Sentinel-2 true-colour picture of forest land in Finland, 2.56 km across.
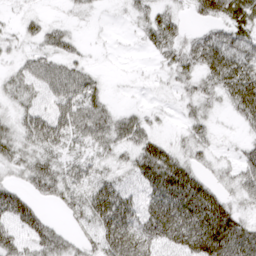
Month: March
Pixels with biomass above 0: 72%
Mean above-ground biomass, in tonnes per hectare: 35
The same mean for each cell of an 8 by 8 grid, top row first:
9 11 9 2 25 22 36 44
14 32 14 2 11 35 59 55
26 46 49 3 3 23 34 65
23 32 55 29 15 6 20 36
34 42 26 40 42 18 23 16
19 55 40 28 45 70 24 39
67 15 38 81 40 66 71 25
40 54 24 67 51 43 73 66
